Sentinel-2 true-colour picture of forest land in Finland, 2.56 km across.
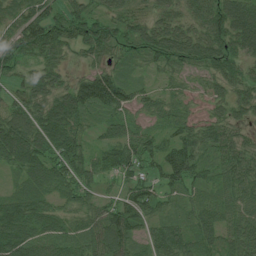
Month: July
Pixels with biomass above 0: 91%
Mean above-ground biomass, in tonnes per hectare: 61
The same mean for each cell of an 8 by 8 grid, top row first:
55 76 63 48 37 53 78 84
70 70 39 58 61 80 74 59
35 74 48 80 21 23 34 47
61 88 76 58 33 36 28 36
131 98 66 60 66 71 60 48
34 82 72 44 57 83 43 65
90 63 59 61 70 27 57 61
93 65 57 82 45 76 53 79
